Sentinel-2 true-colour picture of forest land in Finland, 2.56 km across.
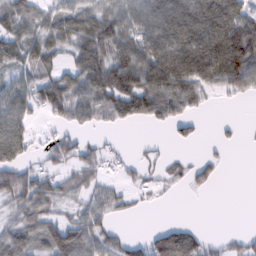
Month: February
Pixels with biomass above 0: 63%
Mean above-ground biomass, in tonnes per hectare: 53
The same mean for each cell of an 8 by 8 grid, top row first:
77 44 58 70 75 109 113 92
59 59 56 86 76 112 117 149
9 29 71 103 97 108 67 76
55 26 59 65 74 57 13 0
87 30 49 8 10 19 5 9
75 49 51 14 25 27 33 0
47 58 40 45 9 0 0 0
76 85 79 42 33 100 26 21
